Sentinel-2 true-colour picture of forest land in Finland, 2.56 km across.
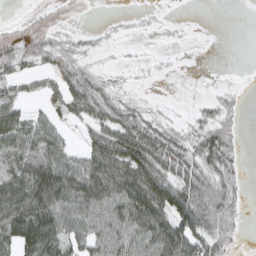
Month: March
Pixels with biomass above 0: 64%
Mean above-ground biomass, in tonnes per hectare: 44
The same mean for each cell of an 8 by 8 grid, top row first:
2 4 1 2 4 1 0 0
35 42 18 5 2 1 0 0
33 16 66 17 4 1 0 2
55 23 42 67 31 3 16 10
62 66 21 111 105 54 64 18
69 92 83 108 107 83 77 28
88 89 74 84 99 104 97 30
53 74 50 77 70 96 66 18
